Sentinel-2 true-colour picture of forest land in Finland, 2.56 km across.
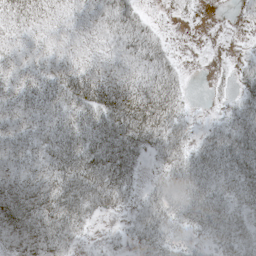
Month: May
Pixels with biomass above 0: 82%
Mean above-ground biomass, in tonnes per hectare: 36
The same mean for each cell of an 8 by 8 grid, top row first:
35 21 14 41 20 13 1 8
17 14 11 16 47 8 4 7
23 31 49 35 37 35 5 25
27 29 50 73 87 49 4 36
26 29 57 74 51 42 40 56
25 39 81 69 16 47 47 51
65 70 68 28 31 44 56 34
45 65 20 9 41 23 26 36
